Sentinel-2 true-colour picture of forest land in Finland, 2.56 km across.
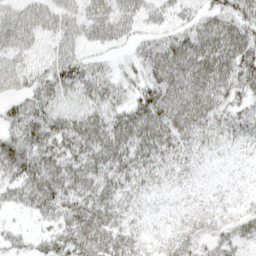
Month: April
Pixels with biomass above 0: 87%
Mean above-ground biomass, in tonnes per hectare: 50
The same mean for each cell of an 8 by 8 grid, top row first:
54 59 53 71 37 32 49 66
50 38 42 26 39 81 73 76
44 65 76 39 46 84 76 68
45 68 60 55 74 71 56 47
64 67 67 77 58 48 26 25
51 81 64 60 41 25 10 9
23 53 72 58 18 13 21 21
25 37 74 61 27 28 23 28
